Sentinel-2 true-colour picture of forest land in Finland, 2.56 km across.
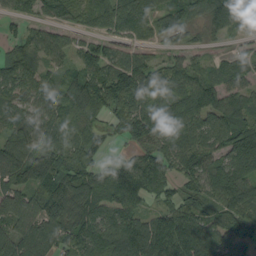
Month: September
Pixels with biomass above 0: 87%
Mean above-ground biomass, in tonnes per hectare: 93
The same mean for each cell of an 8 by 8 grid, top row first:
42 42 66 99 79 88 93 128
46 80 62 53 40 32 26 27
84 68 93 86 100 84 86 73
77 87 95 77 115 119 116 124
107 108 90 34 88 85 91 160
95 157 144 113 154 75 121 128
97 129 122 94 62 86 68 110
124 101 108 127 156 143 104 80
